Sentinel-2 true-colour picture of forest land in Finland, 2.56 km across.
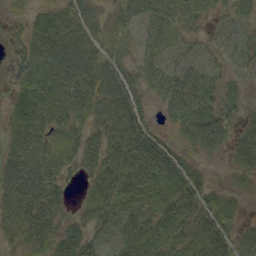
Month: September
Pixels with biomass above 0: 83%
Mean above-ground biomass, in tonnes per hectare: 50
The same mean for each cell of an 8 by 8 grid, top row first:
10 53 55 30 51 49 27 34
28 107 72 40 41 31 20 34
41 98 75 63 45 59 44 25
68 80 58 65 34 57 60 29
76 59 53 56 64 25 50 45
88 69 21 56 61 63 16 23
55 65 19 57 59 62 45 16
31 54 53 42 73 55 71 44
